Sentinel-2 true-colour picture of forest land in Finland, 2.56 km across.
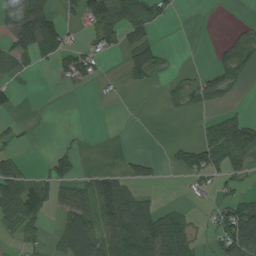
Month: August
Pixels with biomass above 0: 42%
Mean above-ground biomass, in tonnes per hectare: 40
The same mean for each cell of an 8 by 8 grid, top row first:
108 96 44 84 76 5 1 1
65 79 29 32 68 2 3 47
15 1 37 4 31 14 52 22
13 1 0 0 0 11 17 18
20 2 7 0 0 18 69 87
98 57 39 36 29 6 42 33
106 56 88 78 61 18 10 68
8 23 140 77 127 94 10 94
